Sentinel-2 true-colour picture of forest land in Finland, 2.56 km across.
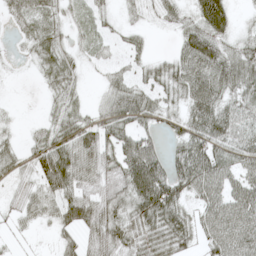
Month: May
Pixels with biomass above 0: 78%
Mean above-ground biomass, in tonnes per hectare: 41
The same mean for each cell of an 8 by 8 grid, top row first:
39 35 15 11 21 27 78 9
5 37 15 12 16 23 62 37
2 22 16 23 28 45 68 61
2 10 23 53 56 22 69 49
17 59 64 53 61 31 73 49
26 69 65 49 100 62 74 48
26 32 69 59 73 58 51 64
10 4 35 65 46 52 43 62
